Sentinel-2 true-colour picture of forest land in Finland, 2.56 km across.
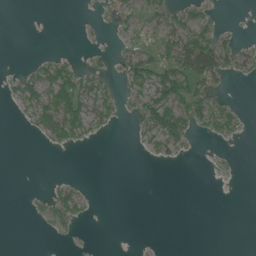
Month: June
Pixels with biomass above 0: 28%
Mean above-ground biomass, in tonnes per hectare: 16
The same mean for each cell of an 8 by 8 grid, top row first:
0 0 1 13 23 23 18 0
0 1 2 8 34 61 82 22
15 49 41 12 47 61 49 6
8 59 59 22 36 68 45 13
0 14 13 0 12 31 3 3
0 2 2 0 0 0 2 1
0 22 25 0 0 0 0 0
0 3 3 0 0 0 0 0
